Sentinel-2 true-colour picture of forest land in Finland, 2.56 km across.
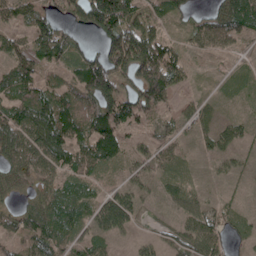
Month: May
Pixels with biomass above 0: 81%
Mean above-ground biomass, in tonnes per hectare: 58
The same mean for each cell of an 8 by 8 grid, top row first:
46 58 78 200 66 36 64 115
47 103 41 177 178 37 52 23
73 29 89 144 144 65 6 17
78 103 73 123 82 34 25 9
99 105 55 59 35 32 25 27
51 46 46 16 35 28 7 15
39 66 49 71 18 23 33 16
38 68 39 23 15 37 60 20
